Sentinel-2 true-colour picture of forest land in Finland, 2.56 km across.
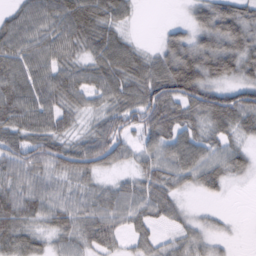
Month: February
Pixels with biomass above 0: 85%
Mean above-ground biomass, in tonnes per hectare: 57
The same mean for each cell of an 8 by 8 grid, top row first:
46 64 80 57 2 2 77 81
71 66 49 78 22 79 83 87
72 65 53 69 85 128 72 55
79 67 40 56 86 67 95 105
70 80 51 77 45 70 52 38
59 52 57 23 54 59 62 28
69 61 57 63 54 35 10 0
58 29 48 38 32 35 32 2
